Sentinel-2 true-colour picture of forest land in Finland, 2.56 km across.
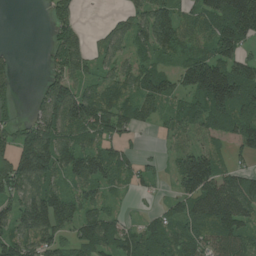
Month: July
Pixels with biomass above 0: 78%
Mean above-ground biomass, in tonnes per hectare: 77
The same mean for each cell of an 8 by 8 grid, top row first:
0 34 32 21 71 68 105 187
6 33 77 66 57 63 60 90
33 57 65 65 84 55 172 115
28 119 132 112 61 59 114 122
100 132 76 58 8 41 53 63
147 107 96 75 42 75 158 79
82 120 79 30 10 46 121 118
95 82 68 87 86 83 88 80
